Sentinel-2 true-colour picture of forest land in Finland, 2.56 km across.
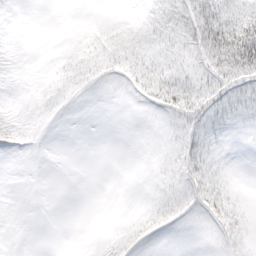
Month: March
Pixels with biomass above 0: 46%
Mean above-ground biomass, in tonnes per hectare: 8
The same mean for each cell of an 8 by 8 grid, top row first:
2 0 1 2 5 18 36 29
8 1 11 16 9 10 37 60
5 6 10 6 20 14 17 22
8 3 0 0 2 16 20 10
7 0 0 0 0 8 11 1
0 0 0 0 0 9 17 0
0 0 0 0 3 9 16 5
0 0 0 3 6 0 2 7
